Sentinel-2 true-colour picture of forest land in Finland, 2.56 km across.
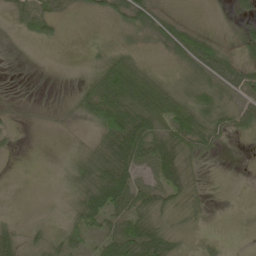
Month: May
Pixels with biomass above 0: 60%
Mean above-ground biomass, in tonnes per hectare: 31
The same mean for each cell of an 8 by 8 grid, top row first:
25 41 7 23 53 16 1 17
0 5 1 19 12 61 61 37
0 0 9 113 72 20 55 55
5 2 25 106 85 84 63 51
4 0 8 71 64 70 40 3
0 0 39 77 17 54 3 0
0 2 49 54 40 30 15 0
30 28 23 50 76 29 9 0
